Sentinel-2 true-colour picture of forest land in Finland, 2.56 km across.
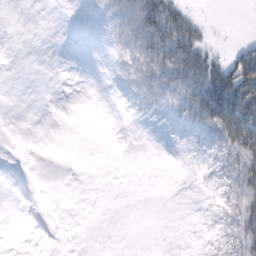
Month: February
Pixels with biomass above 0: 34%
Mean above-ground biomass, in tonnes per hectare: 13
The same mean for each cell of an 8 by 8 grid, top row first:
0 0 1 15 45 33 2 0
0 0 0 6 34 51 19 21
0 0 0 2 26 39 55 81
0 0 0 0 5 16 64 79
0 0 0 0 0 3 14 63
0 0 0 0 0 1 7 42
0 1 0 0 0 0 3 43
0 2 1 0 0 0 5 39
